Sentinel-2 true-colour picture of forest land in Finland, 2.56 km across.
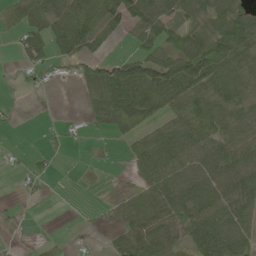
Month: May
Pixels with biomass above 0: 63%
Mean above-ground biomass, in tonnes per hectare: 55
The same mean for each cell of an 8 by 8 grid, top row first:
49 76 114 96 86 51 60 78
28 74 80 14 40 67 97 84
6 25 44 128 148 113 95 77
8 0 14 111 102 67 80 58
1 13 9 12 61 85 80 72
9 17 9 2 49 78 86 68
7 0 2 21 75 82 80 65
2 10 6 35 96 49 92 78
